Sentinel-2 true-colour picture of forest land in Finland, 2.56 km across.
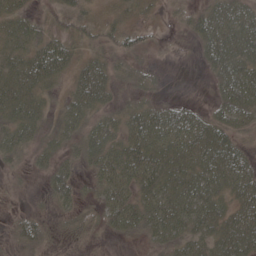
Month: May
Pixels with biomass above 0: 78%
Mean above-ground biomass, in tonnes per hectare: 37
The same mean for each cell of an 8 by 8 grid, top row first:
39 18 34 18 14 12 49 52
43 64 26 34 24 2 44 66
57 45 50 32 19 0 12 67
50 28 46 29 43 43 25 55
41 28 33 41 66 65 59 28
9 30 21 55 59 55 53 57
5 11 20 42 50 61 56 55
18 15 7 6 19 42 49 67
